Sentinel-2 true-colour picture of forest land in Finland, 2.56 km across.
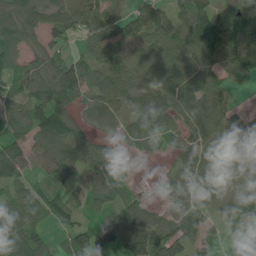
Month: June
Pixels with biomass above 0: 83%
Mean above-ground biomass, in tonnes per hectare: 78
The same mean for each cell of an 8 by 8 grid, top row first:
98 83 87 73 94 70 108 53
68 79 43 60 75 101 138 112
71 103 98 110 74 104 85 34
68 129 43 74 133 81 101 26
67 106 99 31 30 48 105 87
59 65 47 78 2 69 97 79
87 74 51 61 66 68 77 91
106 41 75 72 147 90 70 73
